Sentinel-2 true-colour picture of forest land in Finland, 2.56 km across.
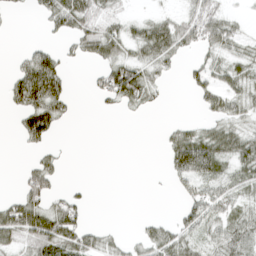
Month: April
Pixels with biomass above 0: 51%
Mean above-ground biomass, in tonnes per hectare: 32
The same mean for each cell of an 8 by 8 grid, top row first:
5 39 54 24 13 20 40 10
2 26 29 44 51 48 39 25
63 118 0 73 50 4 41 43
36 90 2 8 14 0 25 28
7 32 0 0 0 54 62 45
5 60 0 0 1 34 51 35
59 53 27 0 0 12 56 35
37 87 52 16 28 45 31 56
